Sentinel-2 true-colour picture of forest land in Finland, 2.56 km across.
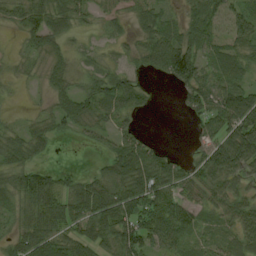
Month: August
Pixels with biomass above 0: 77%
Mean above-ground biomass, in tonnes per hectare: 53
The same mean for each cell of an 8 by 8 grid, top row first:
51 87 41 28 53 27 75 54
11 51 13 17 45 106 55 56
15 38 28 58 20 74 62 59
6 32 64 60 20 8 74 103
55 38 11 40 52 2 59 114
60 55 29 63 100 65 59 59
41 90 80 108 90 69 32 61
50 76 55 71 78 57 19 57
